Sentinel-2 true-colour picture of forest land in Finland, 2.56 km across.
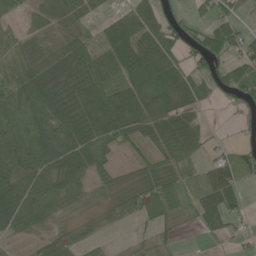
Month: June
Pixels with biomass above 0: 75%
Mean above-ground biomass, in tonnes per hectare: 51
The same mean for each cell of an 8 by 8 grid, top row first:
33 38 44 33 74 30 33 26
56 37 59 75 75 51 73 54
74 65 69 85 64 65 48 81
71 87 70 129 73 76 9 17
65 65 89 58 40 73 21 28
76 67 53 30 36 56 61 56
82 60 27 24 26 37 75 27
19 43 18 4 10 14 11 17
